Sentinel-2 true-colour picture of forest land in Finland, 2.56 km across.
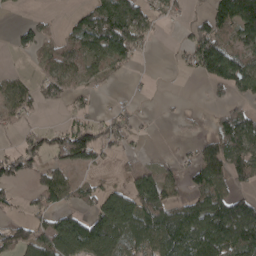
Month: April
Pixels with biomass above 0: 56%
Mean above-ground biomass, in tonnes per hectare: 70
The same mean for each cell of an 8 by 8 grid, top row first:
4 11 53 141 88 29 77 168
29 38 77 132 31 13 158 99
37 67 57 18 4 2 68 128
55 8 31 30 8 9 13 68
31 61 108 38 7 10 50 121
61 72 21 9 67 34 111 74
21 71 47 155 149 99 127 102
70 95 168 123 91 205 181 139
